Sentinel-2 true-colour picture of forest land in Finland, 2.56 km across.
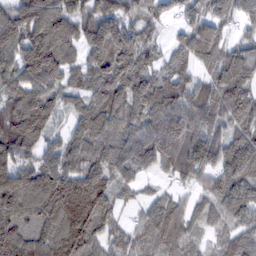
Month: February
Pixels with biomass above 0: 91%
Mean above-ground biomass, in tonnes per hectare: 118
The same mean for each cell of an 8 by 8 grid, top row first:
120 164 108 142 103 50 115 75
130 210 87 172 104 72 147 82
126 144 68 162 115 98 78 122
127 115 94 143 130 167 150 144
119 60 111 126 136 218 164 143
129 128 137 103 50 67 84 129
129 146 214 101 71 106 87 125
131 129 147 61 86 118 46 91
